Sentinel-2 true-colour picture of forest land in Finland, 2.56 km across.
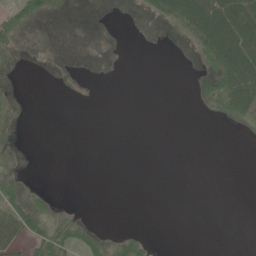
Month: June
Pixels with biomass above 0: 20%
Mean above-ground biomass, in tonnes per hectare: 14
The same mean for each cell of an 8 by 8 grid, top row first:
32 17 0 0 8 49 88 79
10 1 0 0 0 0 61 84
1 0 0 0 0 0 27 90
7 0 0 0 0 0 16 49
3 0 0 0 0 0 0 0
16 0 0 0 0 0 0 0
56 27 2 0 0 0 0 0
32 49 32 19 24 0 0 0
